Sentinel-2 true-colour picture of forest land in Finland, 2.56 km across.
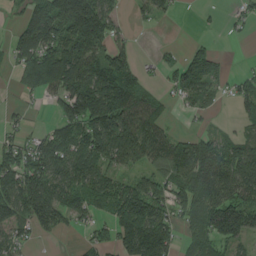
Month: August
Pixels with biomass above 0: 69%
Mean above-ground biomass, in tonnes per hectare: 86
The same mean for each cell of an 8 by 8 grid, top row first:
24 173 211 75 28 14 8 25
79 129 140 79 1 15 34 2
35 147 139 154 56 63 93 38
16 16 152 183 133 11 25 38
60 86 128 162 154 77 75 62
137 132 105 80 60 93 133 116
108 129 84 105 147 72 140 112
64 10 21 63 192 66 102 81
